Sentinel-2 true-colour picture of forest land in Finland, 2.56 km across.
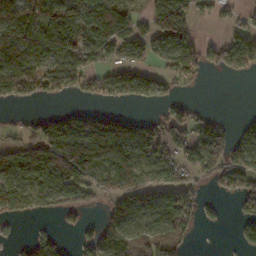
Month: November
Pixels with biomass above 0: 61%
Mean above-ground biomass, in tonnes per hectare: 81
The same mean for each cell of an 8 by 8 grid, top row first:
133 112 106 166 57 168 29 39
203 127 115 114 84 114 62 121
141 123 98 96 94 57 9 21
8 21 50 38 5 42 19 7
57 126 169 189 119 58 125 77
106 122 113 63 59 64 58 114
58 50 70 65 90 126 22 42
14 60 37 130 85 73 0 57
